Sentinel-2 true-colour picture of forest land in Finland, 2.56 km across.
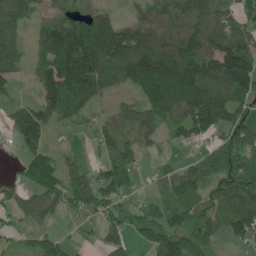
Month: May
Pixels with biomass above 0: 79%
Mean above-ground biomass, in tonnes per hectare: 102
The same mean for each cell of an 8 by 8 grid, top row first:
98 65 100 75 90 122 147 105
85 126 187 219 211 182 165 176
49 128 192 86 226 252 167 198
74 104 78 36 87 133 188 88
52 68 29 99 58 45 55 82
27 126 89 108 21 67 91 145
68 84 92 76 59 74 91 127
33 61 19 74 55 106 67 64
